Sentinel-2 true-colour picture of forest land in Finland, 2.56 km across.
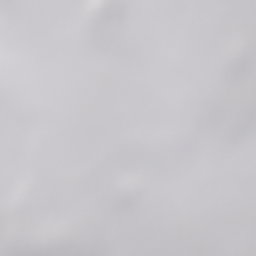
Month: March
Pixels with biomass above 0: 67%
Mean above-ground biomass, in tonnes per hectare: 85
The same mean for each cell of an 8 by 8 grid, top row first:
73 99 158 80 56 14 4 70
113 143 163 175 93 19 61 231
96 79 96 206 91 101 112 141
76 113 167 112 79 66 60 101
47 107 134 154 102 88 25 36
31 90 120 84 71 28 43 10
113 107 157 73 22 3 36 25
114 139 119 92 5 5 12 4
